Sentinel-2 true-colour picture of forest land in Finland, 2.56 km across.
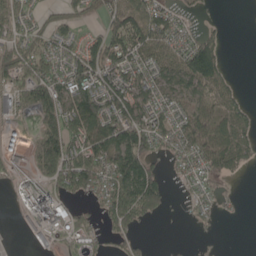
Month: May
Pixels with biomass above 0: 63%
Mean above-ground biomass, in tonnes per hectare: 51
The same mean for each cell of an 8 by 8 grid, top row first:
66 25 37 60 90 30 4 0
59 47 45 74 72 41 75 0
67 85 88 64 54 57 84 5
47 62 115 84 59 48 52 31
41 80 80 98 93 49 81 47
27 58 112 95 106 19 37 14
19 106 17 91 112 3 23 5
10 31 24 20 11 1 1 0
